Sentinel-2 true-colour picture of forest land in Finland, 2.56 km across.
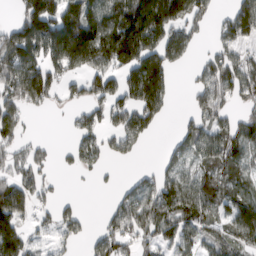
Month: March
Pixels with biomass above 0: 65%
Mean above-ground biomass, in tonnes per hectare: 85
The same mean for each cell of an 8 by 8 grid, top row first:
50 188 199 164 233 121 29 128
161 160 200 233 178 94 24 59
172 132 75 88 163 20 90 88
97 26 36 81 75 10 87 47
59 18 59 44 30 48 84 92
63 28 19 7 36 74 71 66
104 36 28 35 117 118 83 94
128 27 37 82 58 67 53 83
